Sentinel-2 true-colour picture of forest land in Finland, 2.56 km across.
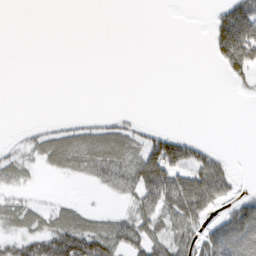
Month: March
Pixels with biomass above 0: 36%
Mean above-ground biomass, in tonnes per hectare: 26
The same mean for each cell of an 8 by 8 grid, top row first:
0 0 0 0 0 0 6 76
0 0 0 0 0 0 11 104
0 0 0 0 0 0 0 17
0 0 0 4 1 0 0 0
8 32 46 53 46 76 17 0
26 6 17 43 93 75 87 8
28 18 17 5 48 84 51 44
38 66 87 65 57 64 69 80
